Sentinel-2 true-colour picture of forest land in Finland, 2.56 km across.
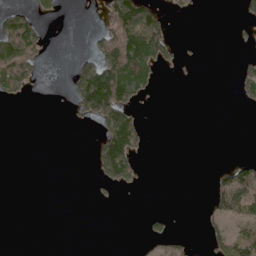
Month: May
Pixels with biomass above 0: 22%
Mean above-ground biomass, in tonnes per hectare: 33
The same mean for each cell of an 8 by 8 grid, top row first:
62 16 0 94 122 11 0 17
116 17 3 142 181 31 0 5
99 1 117 153 82 1 0 40
0 0 51 145 12 0 0 2
0 0 0 136 32 0 0 0
0 0 0 86 15 0 7 93
0 0 0 2 2 0 18 84
0 0 0 0 17 22 27 76
